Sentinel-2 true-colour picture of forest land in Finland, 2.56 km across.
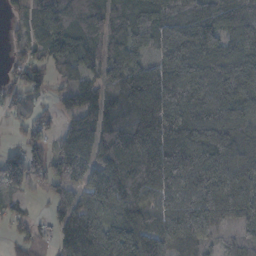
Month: November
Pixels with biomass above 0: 87%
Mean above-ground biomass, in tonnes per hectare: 87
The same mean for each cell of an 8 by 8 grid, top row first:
30 87 95 114 86 91 93 85
29 90 103 81 56 146 132 101
47 51 44 68 113 194 120 136
32 23 87 81 112 134 102 103
28 47 109 123 131 137 98 75
88 84 72 121 128 164 143 100
29 28 77 79 85 77 80 72
33 40 128 101 106 66 37 28
